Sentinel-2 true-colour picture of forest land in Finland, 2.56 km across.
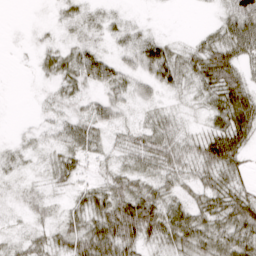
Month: March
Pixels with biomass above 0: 79%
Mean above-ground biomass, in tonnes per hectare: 30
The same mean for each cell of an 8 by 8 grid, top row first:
0 3 26 17 3 0 3 55
1 17 31 16 47 20 41 43
0 16 38 43 28 34 48 39
0 11 17 32 14 17 21 69
10 16 36 17 43 40 60 50
11 15 21 28 29 34 35 20
9 17 32 66 73 36 40 55
14 23 56 73 45 46 44 47
